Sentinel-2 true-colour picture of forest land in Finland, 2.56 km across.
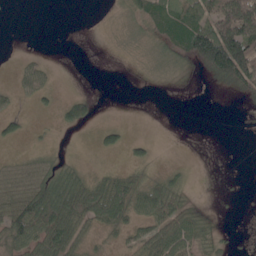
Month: May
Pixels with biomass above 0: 50%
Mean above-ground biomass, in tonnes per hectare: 39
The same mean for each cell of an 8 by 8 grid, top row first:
0 0 0 4 55 79 109 218
1 1 0 5 10 79 217 182
16 22 0 1 9 12 43 135
14 8 56 1 0 0 0 8
10 4 2 25 18 0 0 2
37 45 31 40 33 18 0 2
86 119 100 109 65 65 10 5
62 97 39 14 57 89 38 4
